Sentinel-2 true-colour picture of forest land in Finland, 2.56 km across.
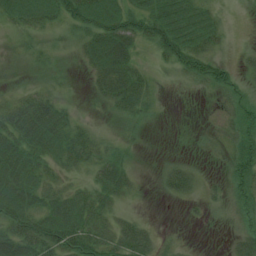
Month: July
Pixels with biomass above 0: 78%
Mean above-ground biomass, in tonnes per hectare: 31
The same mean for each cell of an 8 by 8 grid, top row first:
40 42 65 62 55 58 31 2
13 13 25 70 21 67 36 7
8 15 4 62 30 15 41 21
44 55 10 18 22 0 2 35
48 53 37 18 5 1 7 39
67 27 20 47 7 37 7 45
57 41 48 30 5 2 12 26
61 65 68 42 37 9 1 23
